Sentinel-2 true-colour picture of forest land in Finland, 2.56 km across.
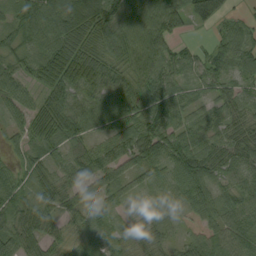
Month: September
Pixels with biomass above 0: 92%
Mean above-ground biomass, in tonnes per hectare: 63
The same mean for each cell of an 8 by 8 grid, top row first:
62 93 123 98 88 45 107 21
52 92 98 82 89 40 32 77
56 72 89 56 75 55 47 46
43 81 72 79 80 59 43 52
31 65 50 65 91 81 68 72
47 41 55 68 57 70 75 55
71 58 51 37 36 41 69 66
71 50 35 38 35 37 61 73
